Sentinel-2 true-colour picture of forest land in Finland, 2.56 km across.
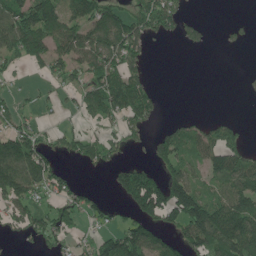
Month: June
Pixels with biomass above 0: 54%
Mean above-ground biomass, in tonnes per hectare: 77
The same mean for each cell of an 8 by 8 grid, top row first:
128 159 107 97 113 98 4 5
102 119 116 125 66 8 20 10
20 40 57 127 63 0 0 6
58 16 52 104 103 3 4 1
121 55 73 56 31 115 99 61
142 113 12 39 114 110 63 119
90 68 80 28 142 166 153 118
23 67 38 120 139 76 172 178
